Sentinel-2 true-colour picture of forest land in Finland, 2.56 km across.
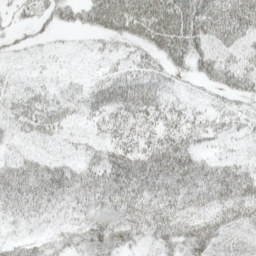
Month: May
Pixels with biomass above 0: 86%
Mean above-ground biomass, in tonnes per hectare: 42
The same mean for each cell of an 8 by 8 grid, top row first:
17 30 40 85 89 90 84 82
15 9 8 20 40 68 59 52
14 17 16 47 50 22 39 51
35 44 34 49 50 33 26 28
17 14 18 40 39 52 21 15
53 53 45 61 65 64 53 57
38 37 36 47 53 45 42 59
23 24 34 50 29 50 63 28
